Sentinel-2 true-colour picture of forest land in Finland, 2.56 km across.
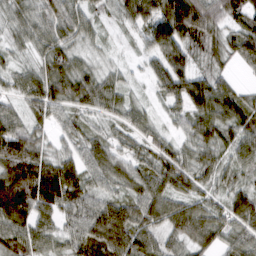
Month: March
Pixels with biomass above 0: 94%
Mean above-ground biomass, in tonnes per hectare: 67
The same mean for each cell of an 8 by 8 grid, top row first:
48 57 61 37 108 147 94 70
34 63 38 17 43 110 74 79
47 92 77 36 23 91 71 15
37 61 51 38 37 41 89 78
106 39 54 51 51 43 72 66
119 117 72 63 61 82 53 50
124 88 80 71 76 70 60 74
78 55 77 98 68 54 65 63
